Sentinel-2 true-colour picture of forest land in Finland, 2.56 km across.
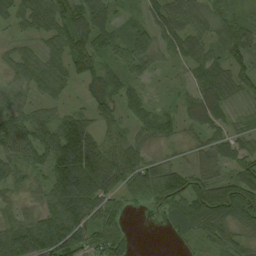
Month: August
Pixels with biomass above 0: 84%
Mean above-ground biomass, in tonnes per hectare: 48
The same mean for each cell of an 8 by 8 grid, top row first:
39 62 57 37 29 57 50 33
24 33 58 49 63 44 44 56
35 47 47 54 34 21 59 47
47 31 29 44 48 30 68 24
56 55 88 44 36 26 39 40
31 51 87 65 66 62 57 63
34 51 76 43 17 49 100 80
81 77 63 58 0 15 39 36
